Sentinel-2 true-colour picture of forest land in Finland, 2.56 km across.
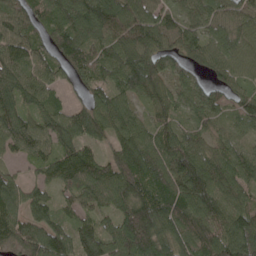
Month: May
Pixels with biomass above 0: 93%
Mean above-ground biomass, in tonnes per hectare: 93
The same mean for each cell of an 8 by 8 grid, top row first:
94 84 118 128 112 72 88 91
107 77 105 87 116 87 86 94
98 76 61 77 146 62 48 72
100 74 69 108 48 71 74 74
88 75 93 61 111 111 74 52
41 65 117 98 108 142 127 94
101 82 67 80 124 118 120 100
97 131 95 101 129 100 110 122
